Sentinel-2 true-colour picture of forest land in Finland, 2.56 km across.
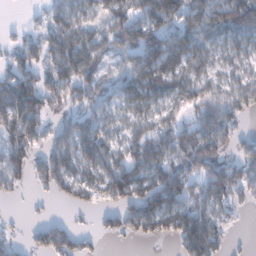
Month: January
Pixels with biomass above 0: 73%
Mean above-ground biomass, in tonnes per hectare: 73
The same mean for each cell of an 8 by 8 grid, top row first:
0 44 62 77 92 124 120 120
38 66 96 46 159 121 73 73
86 65 104 36 117 94 62 56
107 63 69 52 77 56 107 57
93 56 108 60 87 95 102 52
69 75 75 118 99 111 102 93
1 4 29 43 123 100 71 28
18 74 37 16 42 64 127 4
